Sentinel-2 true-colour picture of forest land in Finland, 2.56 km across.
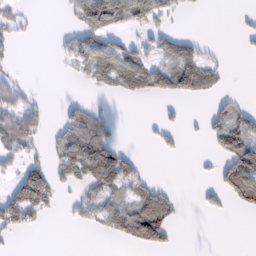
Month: February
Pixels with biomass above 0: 38%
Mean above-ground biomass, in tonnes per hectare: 40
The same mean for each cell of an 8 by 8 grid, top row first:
26 0 66 94 85 27 1 8
12 1 64 57 38 64 10 4
19 0 17 72 94 118 64 0
60 18 56 10 0 13 28 51
61 26 128 51 6 18 24 85
46 78 54 87 28 0 7 134
123 44 32 51 91 32 17 31
6 0 0 20 78 11 0 0
